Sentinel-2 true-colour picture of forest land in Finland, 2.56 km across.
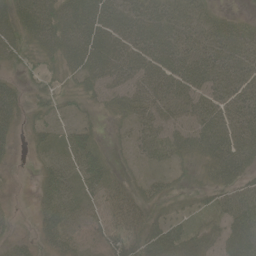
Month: June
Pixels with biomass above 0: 82%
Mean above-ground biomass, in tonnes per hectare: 40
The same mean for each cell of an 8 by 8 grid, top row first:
54 58 71 66 67 51 34 13
40 43 70 66 67 62 50 45
17 19 30 45 48 61 54 47
31 23 16 24 39 44 53 51
14 26 41 11 29 41 57 62
3 30 38 25 16 17 27 44
10 43 36 44 34 14 23 54
29 44 30 50 53 53 37 73
